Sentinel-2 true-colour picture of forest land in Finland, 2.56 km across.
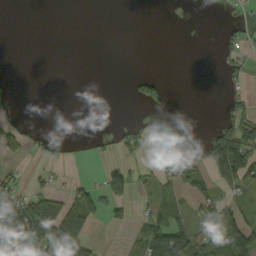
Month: September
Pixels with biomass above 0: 29%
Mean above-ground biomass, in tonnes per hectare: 29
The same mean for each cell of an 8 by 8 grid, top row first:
0 0 0 0 0 0 1 25
0 0 0 0 0 0 0 34
2 0 0 0 35 0 0 22
12 0 0 0 10 0 0 37
35 11 6 19 34 13 32 119
19 13 4 45 19 55 47 91
91 81 87 35 14 54 46 35
122 117 89 0 63 105 51 96
